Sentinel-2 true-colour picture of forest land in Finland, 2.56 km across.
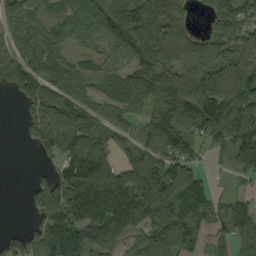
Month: September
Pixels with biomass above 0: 81%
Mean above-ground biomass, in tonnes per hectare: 99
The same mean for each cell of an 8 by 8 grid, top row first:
75 57 76 95 140 94 42 103
68 93 42 70 99 139 112 97
98 87 81 67 128 145 157 152
6 121 94 69 90 166 172 168
3 106 96 61 90 178 74 132
0 44 174 134 170 195 33 29
0 107 140 164 170 127 82 67
42 129 130 113 72 151 39 83
